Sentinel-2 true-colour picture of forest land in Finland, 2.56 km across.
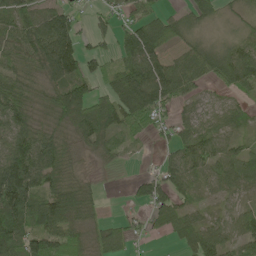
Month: May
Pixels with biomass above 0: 80%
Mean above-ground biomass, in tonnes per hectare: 63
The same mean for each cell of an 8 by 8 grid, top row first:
69 69 30 42 53 34 50 36
58 100 68 38 131 38 48 66
59 62 90 63 134 93 44 87
87 48 95 90 103 38 48 42
77 77 41 40 14 53 72 28
149 84 34 3 32 70 55 83
130 85 63 2 42 76 21 46
96 90 55 57 25 45 87 75
